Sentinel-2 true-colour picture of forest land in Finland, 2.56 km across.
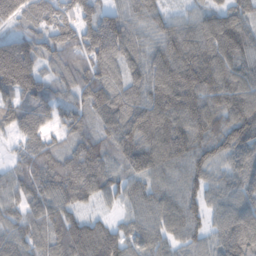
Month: February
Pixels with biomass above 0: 96%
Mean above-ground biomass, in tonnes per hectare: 111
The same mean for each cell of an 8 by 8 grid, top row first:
103 104 109 94 89 57 92 97
145 105 132 153 87 154 157 150
195 82 107 95 122 174 161 122
102 91 91 120 140 162 145 145
49 79 97 98 144 176 129 140
75 126 145 91 107 101 86 101
69 111 65 34 97 112 87 110
100 106 85 87 91 82 82 157
